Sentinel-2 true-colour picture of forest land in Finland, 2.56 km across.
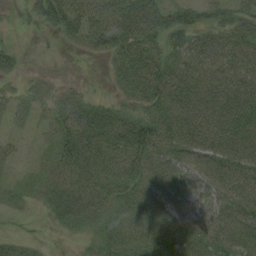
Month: August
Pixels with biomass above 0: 80%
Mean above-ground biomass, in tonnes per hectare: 36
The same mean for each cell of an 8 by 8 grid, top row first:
7 40 51 39 65 41 35 49
16 2 13 36 52 38 49 56
12 13 6 16 66 56 53 52
19 22 49 44 37 56 58 52
10 15 52 48 60 51 52 52
11 25 45 38 37 31 45 50
12 19 42 29 38 30 30 51
19 4 9 35 38 38 50 49
